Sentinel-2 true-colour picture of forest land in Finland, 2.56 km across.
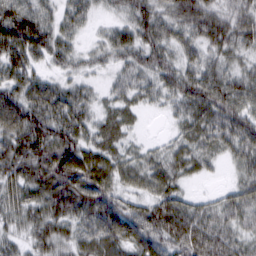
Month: March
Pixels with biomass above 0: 92%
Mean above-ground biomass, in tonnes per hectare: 66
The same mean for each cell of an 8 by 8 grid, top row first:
95 49 54 27 72 66 67 50
87 76 32 59 76 60 61 54
75 46 38 27 49 77 80 61
123 88 67 48 24 39 80 73
91 111 84 59 21 43 60 73
77 101 108 70 61 62 21 36
62 80 87 102 61 79 43 62
39 65 65 94 94 91 91 53
